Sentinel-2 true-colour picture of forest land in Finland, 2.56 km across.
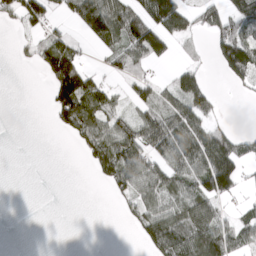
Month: March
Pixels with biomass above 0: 50%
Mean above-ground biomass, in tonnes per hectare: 52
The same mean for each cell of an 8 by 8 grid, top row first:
44 52 78 118 95 115 54 83
7 76 31 54 134 29 29 157
0 52 150 23 50 55 26 47
0 20 121 61 48 79 55 0
0 0 33 88 82 97 114 52
0 0 0 61 79 57 130 67
0 0 0 4 58 62 64 25
0 0 0 0 38 96 101 65
